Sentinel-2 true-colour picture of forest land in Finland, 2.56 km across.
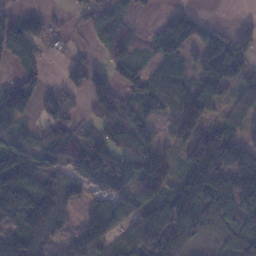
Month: January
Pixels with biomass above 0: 72%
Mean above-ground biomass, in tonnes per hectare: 78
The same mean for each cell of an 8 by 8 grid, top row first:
43 39 47 74 17 36 5 11
101 22 17 56 16 94 84 78
59 26 82 86 59 87 89 61
154 64 26 101 51 74 86 76
47 90 123 93 64 58 60 92
179 97 88 154 124 44 104 168
161 129 40 93 101 100 81 116
112 67 81 65 138 109 32 79
